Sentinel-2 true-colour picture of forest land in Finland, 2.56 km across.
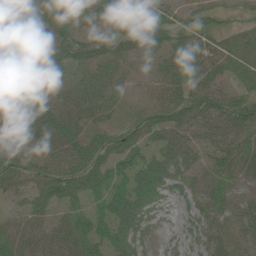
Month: June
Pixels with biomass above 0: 78%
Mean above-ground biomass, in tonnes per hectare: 37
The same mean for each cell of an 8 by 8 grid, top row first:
26 56 38 39 49 28 30 14
33 54 52 51 55 51 43 29
19 53 39 48 24 41 49 21
24 43 44 31 39 48 52 59
12 30 49 42 39 51 39 39
49 45 49 51 56 43 24 27
12 28 26 50 41 13 30 29
34 36 39 41 19 8 34 23
